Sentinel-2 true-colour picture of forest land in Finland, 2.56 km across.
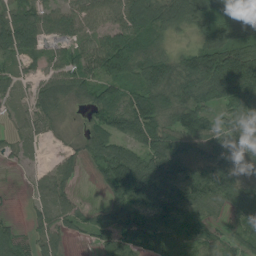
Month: August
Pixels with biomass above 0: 86%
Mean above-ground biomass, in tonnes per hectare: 80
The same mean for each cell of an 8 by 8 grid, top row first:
86 60 61 59 116 99 86 83
103 40 49 105 70 33 127 119
42 47 69 95 107 122 166 200
31 48 15 101 128 101 72 114
23 10 25 85 110 104 105 107
2 40 22 103 140 132 147 90
3 44 42 74 90 123 82 123
59 54 15 97 113 81 59 72
